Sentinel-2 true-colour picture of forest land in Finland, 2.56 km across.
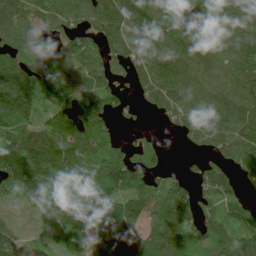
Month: July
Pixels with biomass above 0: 82%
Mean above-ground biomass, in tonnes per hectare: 85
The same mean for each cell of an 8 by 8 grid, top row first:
107 61 70 128 149 76 97 94
68 80 67 66 96 102 100 89
156 95 64 47 79 117 68 86
175 74 115 54 19 71 80 107
113 138 154 45 28 5 58 98
124 151 135 99 60 30 57 29
16 83 114 117 84 109 43 50
73 22 114 124 82 112 62 67
